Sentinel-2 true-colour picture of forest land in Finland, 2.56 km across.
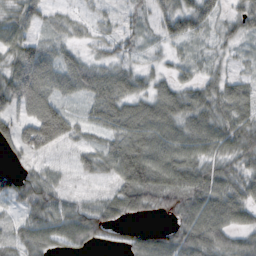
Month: October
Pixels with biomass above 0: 84%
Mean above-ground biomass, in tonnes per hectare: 53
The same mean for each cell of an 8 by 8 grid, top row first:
55 36 16 17 20 70 52 50
58 41 25 36 19 24 25 23
94 68 67 68 36 36 38 31
61 87 24 68 66 67 62 59
80 94 33 54 85 76 67 64
47 45 25 49 93 73 72 56
33 75 54 48 46 48 83 68
47 57 59 23 48 63 81 47
